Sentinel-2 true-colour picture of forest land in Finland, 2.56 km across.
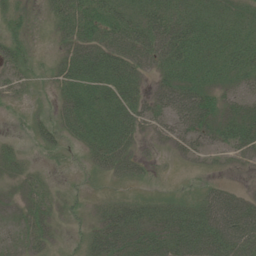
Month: June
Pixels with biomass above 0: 74%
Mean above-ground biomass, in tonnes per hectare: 29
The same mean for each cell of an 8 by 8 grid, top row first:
21 21 54 41 36 37 30 21
35 8 46 48 50 50 34 28
27 15 47 43 19 37 28 22
6 15 52 38 32 45 45 27
12 30 20 48 11 21 23 36
21 10 3 21 12 3 10 4
18 22 9 25 21 26 49 52
20 20 12 44 41 42 56 59
